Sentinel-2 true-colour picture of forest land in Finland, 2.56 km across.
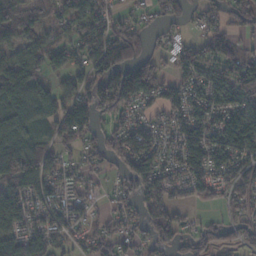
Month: November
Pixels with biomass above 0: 76%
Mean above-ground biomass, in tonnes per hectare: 75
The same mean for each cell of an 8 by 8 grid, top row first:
89 60 87 53 28 45 53 73
67 73 65 122 54 48 90 69
103 44 62 131 149 69 83 123
86 93 95 84 51 75 79 93
85 54 71 75 100 79 96 102
104 73 61 32 104 63 92 87
91 78 56 39 79 67 31 61
81 73 34 74 50 75 74 53
